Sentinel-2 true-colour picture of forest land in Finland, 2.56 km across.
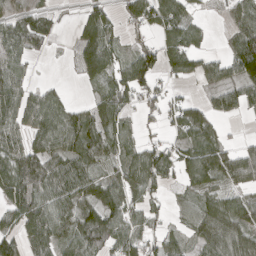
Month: April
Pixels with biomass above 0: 71%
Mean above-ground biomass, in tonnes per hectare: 55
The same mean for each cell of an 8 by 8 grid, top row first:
44 44 21 35 75 79 8 52
71 23 47 56 58 72 19 84
65 6 20 62 79 33 41 76
69 75 34 76 36 47 43 43
64 65 70 47 40 36 71 25
99 89 70 30 76 40 61 76
77 79 55 67 54 21 53 65
51 86 75 78 52 27 59 67
